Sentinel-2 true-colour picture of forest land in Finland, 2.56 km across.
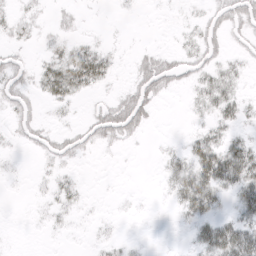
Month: April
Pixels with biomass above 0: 44%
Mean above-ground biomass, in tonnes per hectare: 13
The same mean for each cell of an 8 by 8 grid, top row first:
11 4 5 1 1 2 12 23
9 10 20 6 5 7 16 5
20 34 43 11 26 17 19 10
16 3 3 25 23 0 14 18
5 14 15 13 2 3 29 23
2 6 5 1 0 25 47 43
0 7 7 1 1 12 28 25
0 1 1 6 1 1 36 46
